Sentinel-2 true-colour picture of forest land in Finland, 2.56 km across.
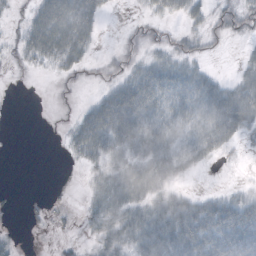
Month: October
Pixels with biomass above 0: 58%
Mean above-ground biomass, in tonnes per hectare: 27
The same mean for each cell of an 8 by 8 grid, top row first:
6 61 61 3 9 18 19 27
16 55 45 3 13 19 9 4
1 4 7 16 53 47 27 26
0 0 16 77 60 47 49 53
0 0 41 46 51 39 40 13
0 0 5 39 54 26 1 1
2 10 7 46 36 39 40 42
7 1 6 36 49 54 58 58
